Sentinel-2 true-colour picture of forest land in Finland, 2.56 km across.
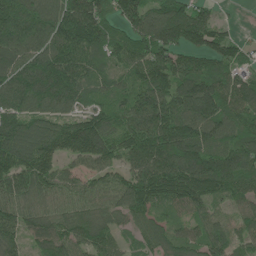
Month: June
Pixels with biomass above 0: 93%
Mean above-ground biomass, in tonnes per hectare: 113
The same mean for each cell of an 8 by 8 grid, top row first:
175 147 173 90 122 149 67 2
142 139 144 97 110 120 99 53
131 191 123 69 117 128 130 86
115 110 81 91 143 133 144 109
152 130 158 108 174 172 122 117
139 110 76 79 139 160 161 128
113 85 72 76 114 76 71 74
92 110 92 81 59 84 97 72
